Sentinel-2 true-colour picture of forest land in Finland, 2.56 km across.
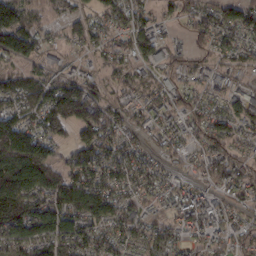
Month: February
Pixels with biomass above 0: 84%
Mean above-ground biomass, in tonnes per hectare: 72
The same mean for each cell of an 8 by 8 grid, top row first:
95 30 45 65 52 30 61 82
112 36 36 53 85 43 56 62
66 68 69 31 47 49 54 36
77 118 147 69 51 57 55 80
155 86 79 85 42 54 70 50
161 102 97 82 68 38 55 75
135 93 103 90 50 69 79 39
108 111 90 68 62 53 59 68
